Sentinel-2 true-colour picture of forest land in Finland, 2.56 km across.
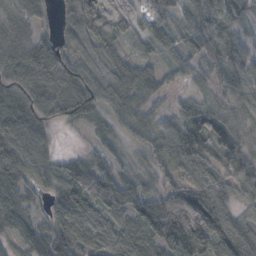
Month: October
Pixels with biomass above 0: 91%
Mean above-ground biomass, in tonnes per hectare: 73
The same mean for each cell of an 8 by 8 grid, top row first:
70 22 108 74 60 63 97 69
81 58 55 67 50 59 91 75
73 68 70 86 89 26 48 85
96 73 80 65 63 39 74 74
99 44 10 35 59 101 85 75
86 72 96 64 43 80 85 86
76 44 100 72 83 127 127 43
50 92 80 81 75 136 64 97
